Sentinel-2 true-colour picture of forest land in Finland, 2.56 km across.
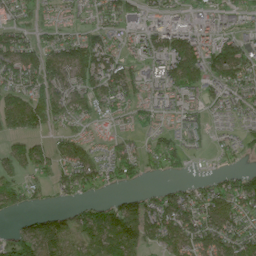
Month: June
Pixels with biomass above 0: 75%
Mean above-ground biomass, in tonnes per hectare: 75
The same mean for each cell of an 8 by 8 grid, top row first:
60 26 34 65 63 68 71 45
111 69 103 75 76 120 97 72
102 114 102 118 79 127 97 90
126 105 79 62 61 70 39 57
37 39 61 47 47 67 18 38
54 44 101 68 47 29 24 64
48 31 46 82 100 129 95 94
78 121 64 133 108 111 102 103
